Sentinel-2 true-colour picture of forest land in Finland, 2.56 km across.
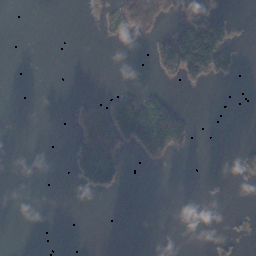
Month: November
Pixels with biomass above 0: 16%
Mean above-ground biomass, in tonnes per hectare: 17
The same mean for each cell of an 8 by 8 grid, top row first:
0 0 0 17 44 21 58 2
0 0 0 0 2 90 153 10
0 0 0 0 1 16 24 5
0 0 16 75 107 65 0 0
0 0 39 80 94 68 0 4
0 0 41 64 0 0 0 10
0 0 0 0 0 0 0 1
0 0 0 0 0 0 1 7
